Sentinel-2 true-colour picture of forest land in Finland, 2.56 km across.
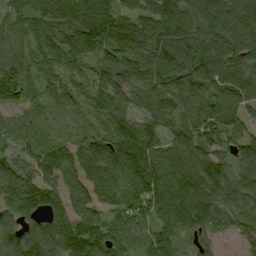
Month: September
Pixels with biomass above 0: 94%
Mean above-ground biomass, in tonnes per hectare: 99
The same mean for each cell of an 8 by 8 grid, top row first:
81 96 128 106 86 125 116 130
70 87 111 128 110 122 105 127
130 53 66 90 102 108 115 130
70 30 43 94 72 92 105 83
72 51 68 114 120 89 102 103
117 92 98 128 140 133 130 98
128 124 80 79 101 146 125 85
116 138 124 90 56 87 49 41
